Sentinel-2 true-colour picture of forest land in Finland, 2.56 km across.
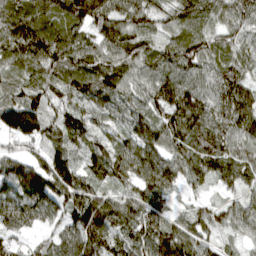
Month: April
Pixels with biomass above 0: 96%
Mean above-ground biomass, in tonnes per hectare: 100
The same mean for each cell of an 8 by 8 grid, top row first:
113 104 139 104 88 84 85 88
127 141 108 95 85 109 94 74
70 82 98 115 76 113 84 84
137 83 95 80 91 160 98 135
62 92 68 73 127 117 121 83
153 169 102 86 106 91 88 95
120 107 144 117 116 39 64 72
52 53 130 102 125 145 65 49
